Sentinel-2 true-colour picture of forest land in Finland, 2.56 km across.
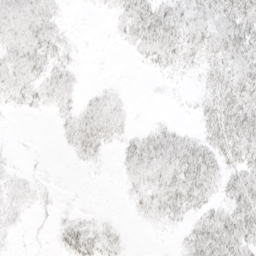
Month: April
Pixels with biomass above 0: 62%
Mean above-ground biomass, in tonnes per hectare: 15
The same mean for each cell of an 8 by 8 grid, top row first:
17 18 1 7 26 19 18 33
17 22 4 1 18 21 22 27
20 21 7 1 0 5 14 25
7 9 18 16 0 2 16 32
1 0 25 14 21 23 23 28
7 2 1 2 20 28 27 22
12 6 3 0 15 28 18 27
3 3 31 14 0 5 36 29
